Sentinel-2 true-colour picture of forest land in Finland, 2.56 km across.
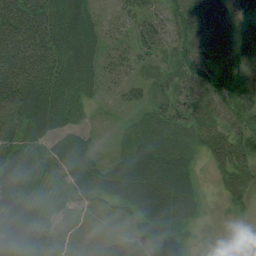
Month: August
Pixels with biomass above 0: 93%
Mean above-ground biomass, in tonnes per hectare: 42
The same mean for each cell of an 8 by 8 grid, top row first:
68 61 48 17 37 54 67 53
68 63 54 24 39 40 63 59
70 65 47 20 26 39 65 47
64 58 24 10 26 47 48 73
58 27 30 7 39 39 48 67
78 25 40 43 61 62 11 45
67 26 16 19 48 58 11 22
86 34 8 18 26 22 10 10
